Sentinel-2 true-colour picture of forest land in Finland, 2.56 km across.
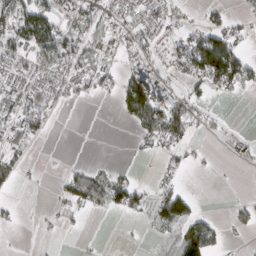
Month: March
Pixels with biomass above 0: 43%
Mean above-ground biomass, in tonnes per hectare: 34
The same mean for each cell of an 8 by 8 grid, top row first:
77 76 54 48 43 26 18 12
60 85 65 39 45 40 124 40
43 57 49 33 79 21 73 75
57 32 0 6 116 75 14 0
37 3 0 0 19 42 2 10
27 1 49 27 2 16 2 0
8 6 34 43 29 93 2 19
1 3 2 0 3 40 84 4
